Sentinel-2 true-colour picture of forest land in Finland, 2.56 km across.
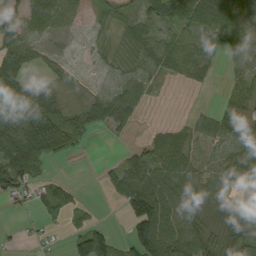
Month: September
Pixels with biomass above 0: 67%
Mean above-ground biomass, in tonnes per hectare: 42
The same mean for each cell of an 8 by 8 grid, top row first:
62 64 23 24 46 74 81 66
69 11 5 23 52 56 35 48
51 10 2 32 33 18 14 33
65 46 29 65 13 1 13 21
104 73 18 3 28 49 34 56
92 13 0 30 93 62 48 49
12 44 17 4 120 73 35 33
6 9 64 35 108 81 43 65
